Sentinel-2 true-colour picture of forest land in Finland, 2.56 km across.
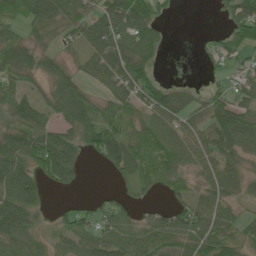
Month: June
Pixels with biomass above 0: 71%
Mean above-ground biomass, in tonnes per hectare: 58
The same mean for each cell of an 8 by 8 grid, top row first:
46 88 62 102 86 5 0 79
77 22 39 95 97 0 13 39
55 56 46 86 69 8 9 40
81 63 106 61 51 72 50 72
94 102 66 105 60 54 66 80
115 70 27 25 57 62 51 53
118 19 36 51 23 46 58 24
47 18 51 78 75 68 79 50
